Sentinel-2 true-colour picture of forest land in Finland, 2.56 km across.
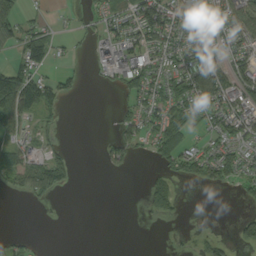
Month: September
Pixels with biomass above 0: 47%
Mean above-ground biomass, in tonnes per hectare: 45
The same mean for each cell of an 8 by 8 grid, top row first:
76 15 14 55 112 91 82 102
39 40 7 87 97 70 96 90
114 49 15 39 81 74 100 96
118 37 0 7 60 77 67 98
50 17 0 31 31 73 42 57
62 112 5 6 13 42 58 49
0 9 0 0 24 36 0 5
27 1 0 0 0 3 25 28
